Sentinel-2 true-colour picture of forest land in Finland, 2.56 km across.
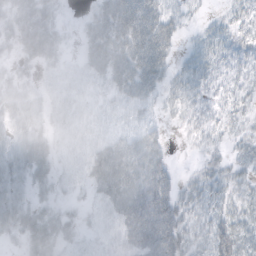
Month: October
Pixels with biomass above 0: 77%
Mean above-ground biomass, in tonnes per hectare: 29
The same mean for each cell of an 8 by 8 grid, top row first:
37 34 9 56 58 27 8 18
27 42 18 57 61 17 20 18
23 18 29 40 50 19 19 13
38 28 30 20 22 16 15 12
38 34 28 33 39 3 11 9
42 28 21 56 45 17 20 15
47 21 10 41 65 43 20 17
14 45 18 27 65 49 26 23
